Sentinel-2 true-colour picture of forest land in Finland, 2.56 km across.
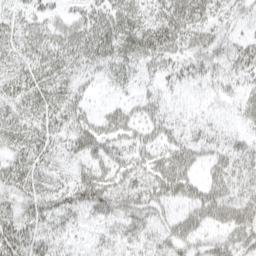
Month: April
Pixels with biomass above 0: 77%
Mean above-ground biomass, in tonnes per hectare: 33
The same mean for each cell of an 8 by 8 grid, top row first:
19 24 30 35 30 44 32 23
24 35 38 37 38 34 41 27
29 32 24 19 15 19 24 25
25 32 35 34 29 12 11 29
27 27 48 40 39 36 28 25
32 23 38 44 45 68 31 35
29 42 36 44 47 28 52 57
45 29 13 23 28 40 30 51
